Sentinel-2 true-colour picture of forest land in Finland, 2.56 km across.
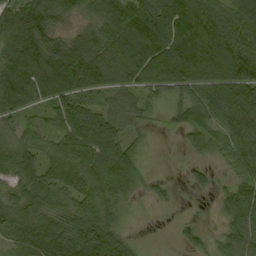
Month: September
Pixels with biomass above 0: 86%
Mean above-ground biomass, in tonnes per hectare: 70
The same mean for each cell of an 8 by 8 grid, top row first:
84 83 41 89 108 114 108 87
103 100 96 97 132 105 114 96
122 129 109 77 79 83 93 102
63 44 70 58 32 49 77 91
55 42 86 78 17 5 49 68
64 69 77 91 24 3 22 45
69 72 68 49 7 9 2 84
55 113 109 93 5 13 24 71
